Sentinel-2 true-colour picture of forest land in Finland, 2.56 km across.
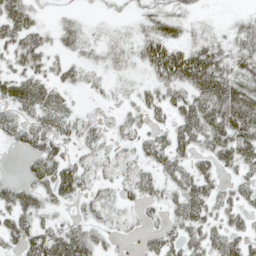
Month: May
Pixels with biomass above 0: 73%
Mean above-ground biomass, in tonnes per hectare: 31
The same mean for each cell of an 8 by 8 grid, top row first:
55 7 11 8 19 28 6 12
40 25 25 20 35 40 40 36
36 31 22 14 16 48 68 51
31 43 16 13 30 34 62 73
21 39 24 19 29 39 38 58
12 47 38 21 26 31 28 25
45 23 12 16 20 27 38 30
34 52 55 17 18 28 37 37
